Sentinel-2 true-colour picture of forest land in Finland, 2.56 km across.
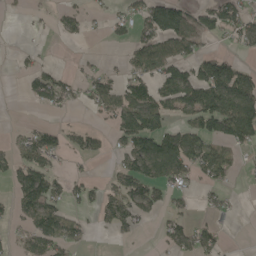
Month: May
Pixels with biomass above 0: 45%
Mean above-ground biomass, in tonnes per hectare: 54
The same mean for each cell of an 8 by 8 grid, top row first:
3 10 34 26 73 121 76 77
7 4 3 7 84 92 22 27
4 76 34 56 70 127 147 115
1 16 8 66 125 56 136 163
33 68 42 23 109 102 83 69
61 79 18 26 116 83 61 19
34 88 28 68 87 24 21 8
30 87 34 10 2 59 52 1
